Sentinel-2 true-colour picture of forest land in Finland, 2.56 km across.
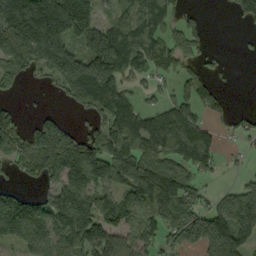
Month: September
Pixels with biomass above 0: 68%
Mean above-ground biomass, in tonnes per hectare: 102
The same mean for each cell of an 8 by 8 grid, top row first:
254 291 186 54 121 48 8 44
107 210 85 225 132 95 20 4
73 43 170 162 51 59 44 1
40 24 28 139 84 122 53 23
105 176 157 135 114 130 100 14
38 113 163 148 181 127 37 5
150 104 169 97 94 121 78 85
90 101 149 119 84 81 160 94
